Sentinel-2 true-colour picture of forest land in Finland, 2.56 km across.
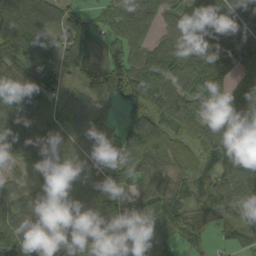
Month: September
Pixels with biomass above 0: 90%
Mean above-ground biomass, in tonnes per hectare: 79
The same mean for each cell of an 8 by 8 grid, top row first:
118 91 50 79 68 60 84 124
113 80 120 71 55 84 117 104
122 80 52 87 127 108 141 47
100 56 69 28 84 107 117 93
76 79 49 47 86 62 85 105
38 61 45 54 56 55 52 111
71 80 72 57 68 81 89 93
97 98 77 68 68 51 27 59
